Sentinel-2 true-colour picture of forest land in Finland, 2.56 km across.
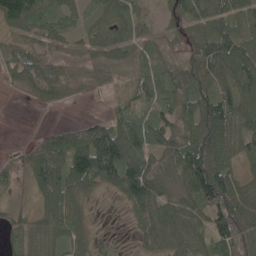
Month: May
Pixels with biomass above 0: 82%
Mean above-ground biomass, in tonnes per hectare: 65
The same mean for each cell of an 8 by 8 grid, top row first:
108 73 46 72 27 43 77 79
49 41 31 73 45 34 92 98
38 86 55 51 61 70 84 106
0 12 2 27 43 60 92 93
6 59 94 131 75 70 112 68
22 101 109 88 111 79 139 56
18 68 58 5 77 89 91 110
36 50 63 15 52 80 66 100
